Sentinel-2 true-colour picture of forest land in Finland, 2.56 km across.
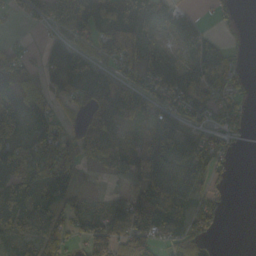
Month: October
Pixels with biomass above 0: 73%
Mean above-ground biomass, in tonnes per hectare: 58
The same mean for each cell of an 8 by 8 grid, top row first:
26 62 84 79 101 64 10 7
27 67 55 64 116 43 71 9
77 51 65 60 89 106 79 31
97 59 28 80 60 75 54 39
69 75 44 82 83 76 51 22
64 62 23 32 94 76 47 0
77 67 40 67 102 68 60 0
57 57 34 85 79 48 37 0
